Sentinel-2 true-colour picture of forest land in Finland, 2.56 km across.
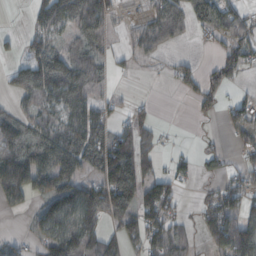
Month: October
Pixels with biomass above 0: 63%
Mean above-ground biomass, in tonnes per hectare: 70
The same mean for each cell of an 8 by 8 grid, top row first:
1 86 107 76 52 86 94 55
21 93 67 34 69 21 9 82
40 103 98 33 7 43 54 22
51 56 87 37 35 0 29 48
117 119 142 133 88 3 11 44
141 125 87 164 115 50 23 47
39 73 140 145 131 48 62 90
29 89 131 51 100 65 60 146
